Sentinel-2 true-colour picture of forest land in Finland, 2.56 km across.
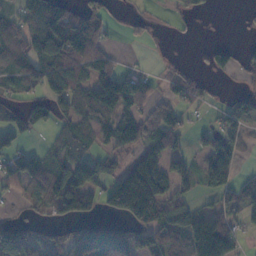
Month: November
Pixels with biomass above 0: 60%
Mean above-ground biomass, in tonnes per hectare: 59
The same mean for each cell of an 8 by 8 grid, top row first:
50 138 77 19 19 12 4 2
73 141 134 23 6 1 22 18
46 100 76 86 48 34 10 17
37 51 79 85 55 33 10 79
33 22 58 56 60 35 47 48
62 90 113 57 178 36 111 37
12 54 102 78 161 69 32 53
90 55 67 79 46 61 180 36
